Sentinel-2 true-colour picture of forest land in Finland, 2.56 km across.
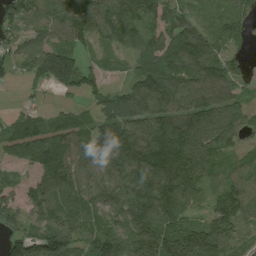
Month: August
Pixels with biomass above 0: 87%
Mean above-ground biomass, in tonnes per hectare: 105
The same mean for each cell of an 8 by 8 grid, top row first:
112 104 130 125 91 92 79 86
70 120 74 47 73 131 117 41
27 128 129 29 98 105 126 69
38 37 39 99 107 101 113 85
86 119 98 140 121 156 120 53
19 109 110 122 150 163 71 80
101 149 104 117 154 122 73 128
123 205 95 128 209 194 163 90
